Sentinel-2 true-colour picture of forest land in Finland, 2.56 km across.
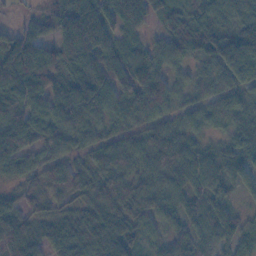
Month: November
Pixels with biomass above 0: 95%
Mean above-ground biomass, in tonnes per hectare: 79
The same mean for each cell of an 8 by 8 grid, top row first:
13 55 115 79 62 50 75 95
109 76 122 75 52 72 92 170
149 112 113 98 114 53 62 87
85 91 149 79 77 59 65 70
111 75 63 77 83 103 42 64
55 71 66 96 69 75 102 66
65 49 52 94 82 52 72 35
105 61 75 96 44 62 43 76
